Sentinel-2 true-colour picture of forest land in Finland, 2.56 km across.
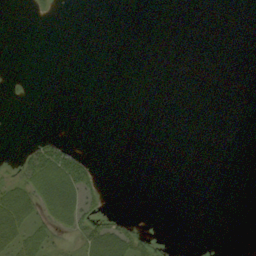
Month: September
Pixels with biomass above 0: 13%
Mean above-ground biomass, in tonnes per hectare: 8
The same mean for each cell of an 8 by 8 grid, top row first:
0 1 0 0 0 0 0 0
0 0 0 0 0 0 0 0
0 0 0 0 0 0 0 0
0 0 0 0 0 0 0 0
1 30 4 0 0 0 0 0
15 71 62 0 0 0 0 0
68 42 44 1 0 0 0 0
44 28 26 60 13 0 0 0
